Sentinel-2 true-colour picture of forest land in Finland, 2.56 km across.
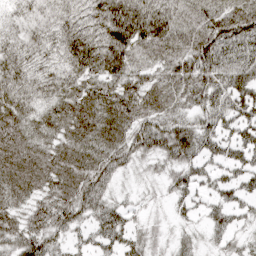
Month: April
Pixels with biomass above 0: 92%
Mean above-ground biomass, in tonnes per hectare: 76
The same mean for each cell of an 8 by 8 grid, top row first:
43 72 91 173 165 97 80 89
76 91 163 163 83 82 95 77
113 94 91 104 66 88 95 81
104 65 92 93 82 59 75 73
92 68 74 84 71 104 65 73
89 79 83 54 18 47 53 58
54 70 76 53 18 27 43 43
72 67 32 55 39 27 27 33
